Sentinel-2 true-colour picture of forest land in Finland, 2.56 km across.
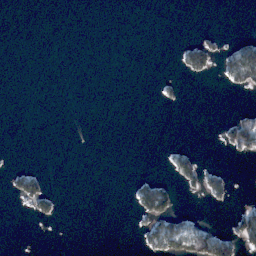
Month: February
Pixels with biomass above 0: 11%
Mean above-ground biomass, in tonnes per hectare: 13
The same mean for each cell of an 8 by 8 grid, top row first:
0 0 0 0 0 0 0 0
0 0 0 0 0 10 43 50
0 0 0 0 0 8 6 51
0 0 0 0 0 2 0 16
0 0 0 0 0 6 0 63
32 12 0 0 14 36 38 0
4 28 0 0 73 42 6 22
0 0 0 0 28 80 83 65
